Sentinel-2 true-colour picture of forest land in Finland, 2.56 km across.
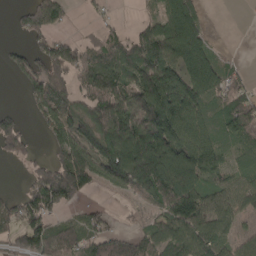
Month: April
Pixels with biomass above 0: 70%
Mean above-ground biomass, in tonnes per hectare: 92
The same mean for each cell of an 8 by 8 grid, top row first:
35 121 4 16 23 147 20 0
27 86 60 68 121 151 67 2
21 132 62 112 151 146 140 51
37 89 88 141 188 186 80 104
96 51 111 156 188 179 113 54
2 125 172 138 203 199 108 49
67 93 34 16 31 137 119 69
75 117 84 82 71 124 122 58
